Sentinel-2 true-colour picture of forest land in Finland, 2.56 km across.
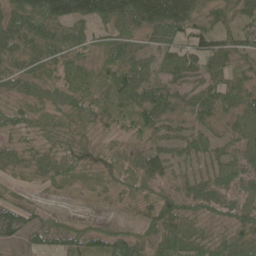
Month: May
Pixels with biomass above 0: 88%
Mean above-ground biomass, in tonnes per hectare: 50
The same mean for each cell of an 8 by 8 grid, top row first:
70 104 89 86 103 102 44 51
56 75 57 57 35 60 72 62
56 39 46 51 25 48 62 44
54 41 59 45 68 50 60 50
35 41 43 19 35 50 42 39
30 43 27 28 56 39 49 46
59 22 3 17 36 65 53 47
30 45 55 54 40 63 42 53
